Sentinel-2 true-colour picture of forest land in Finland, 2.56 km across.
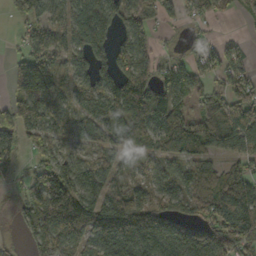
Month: October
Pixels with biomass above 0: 77%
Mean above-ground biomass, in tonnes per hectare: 90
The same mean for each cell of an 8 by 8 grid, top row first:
55 84 105 91 62 37 40 20
18 105 84 81 79 11 45 35
94 139 74 99 100 90 51 70
131 80 63 107 125 86 94 120
90 93 48 67 69 92 98 94
27 156 95 51 50 74 107 95
39 138 151 155 159 105 102 123
15 118 91 176 169 148 163 133
